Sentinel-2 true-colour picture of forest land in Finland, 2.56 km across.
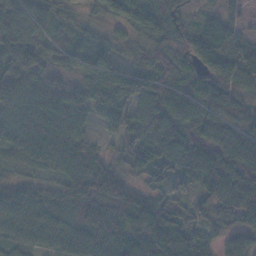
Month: November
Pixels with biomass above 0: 95%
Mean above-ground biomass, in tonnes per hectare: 67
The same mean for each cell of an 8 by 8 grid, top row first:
76 55 23 51 72 59 31 27
71 50 53 39 52 74 82 43
91 64 39 75 68 54 61 82
83 90 64 60 58 82 64 53
57 78 67 19 60 83 92 95
33 38 112 74 39 41 94 82
97 85 116 103 66 42 43 71
52 68 97 110 93 97 49 64
